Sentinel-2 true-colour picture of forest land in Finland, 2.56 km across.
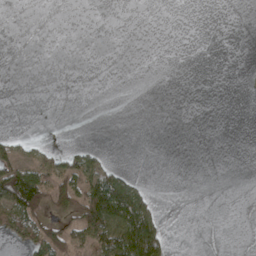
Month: April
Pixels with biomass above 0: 17%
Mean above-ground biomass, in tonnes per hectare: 18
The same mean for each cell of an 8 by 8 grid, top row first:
0 0 0 0 0 0 0 0
0 0 0 0 0 0 0 0
0 0 0 0 0 0 0 2
0 0 0 0 0 0 0 0
21 8 7 0 0 0 0 0
111 58 66 46 2 0 0 0
93 49 79 133 64 0 0 0
29 76 40 112 130 2 0 0
